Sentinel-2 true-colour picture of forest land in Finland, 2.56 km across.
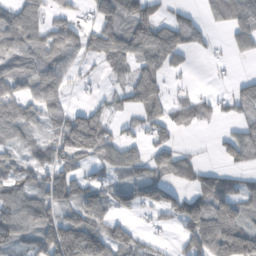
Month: November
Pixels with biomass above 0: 65%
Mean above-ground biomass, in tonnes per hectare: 69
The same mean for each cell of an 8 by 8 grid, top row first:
88 63 33 107 94 29 39 93
87 103 73 87 95 84 17 51
103 131 17 32 81 12 2 29
101 87 65 38 70 45 34 41
50 73 163 75 36 38 3 63
58 70 53 42 56 50 45 30
104 96 114 71 59 85 127 86
51 114 150 98 33 24 123 157
